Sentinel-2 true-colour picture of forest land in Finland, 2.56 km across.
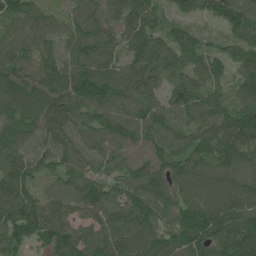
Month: June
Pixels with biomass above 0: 96%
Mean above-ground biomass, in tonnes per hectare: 102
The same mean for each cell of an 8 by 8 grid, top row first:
87 57 64 61 118 64 80 131
67 63 98 77 132 126 71 103
121 109 134 85 103 84 87 84
87 133 95 112 104 104 99 113
81 62 96 102 85 70 112 127
114 56 110 69 118 113 114 111
121 104 104 119 136 122 143 148
104 95 114 130 121 116 139 133
